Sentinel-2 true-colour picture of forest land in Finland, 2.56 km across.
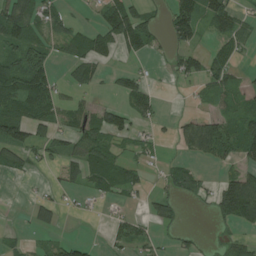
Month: July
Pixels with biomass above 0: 50%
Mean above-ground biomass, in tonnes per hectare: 41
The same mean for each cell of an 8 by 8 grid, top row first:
103 53 7 87 43 86 76 40
62 38 52 44 50 44 22 34
90 63 40 23 32 19 53 25
69 62 38 48 41 5 25 53
72 45 55 44 24 25 97 76
18 6 46 70 18 43 11 66
0 37 7 9 18 31 15 112
12 15 18 27 40 13 5 26
